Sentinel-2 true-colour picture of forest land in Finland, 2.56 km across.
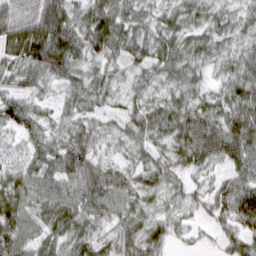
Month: March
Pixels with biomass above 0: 94%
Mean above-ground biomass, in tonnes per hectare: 54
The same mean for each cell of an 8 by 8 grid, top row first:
74 122 51 83 35 35 50 32
82 143 84 71 38 42 49 37
44 45 43 34 29 45 30 71
79 26 48 22 48 61 49 63
28 55 69 26 47 54 86 83
53 55 88 57 41 40 37 56
65 62 65 54 35 33 42 86
66 49 61 38 60 21 11 47
